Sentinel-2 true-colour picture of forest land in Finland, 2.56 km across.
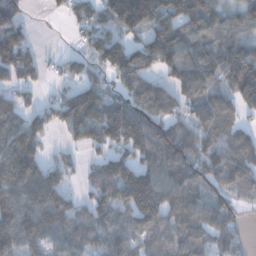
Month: December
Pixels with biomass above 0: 80%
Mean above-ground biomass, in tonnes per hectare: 100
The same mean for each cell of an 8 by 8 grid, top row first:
75 8 63 98 159 128 117 75
145 4 27 123 105 153 94 105
73 24 67 58 88 96 111 176
71 66 163 146 102 53 107 74
159 40 68 121 148 157 104 114
148 103 32 132 134 132 101 83
156 170 76 117 166 106 108 37
129 100 112 106 71 78 83 50
